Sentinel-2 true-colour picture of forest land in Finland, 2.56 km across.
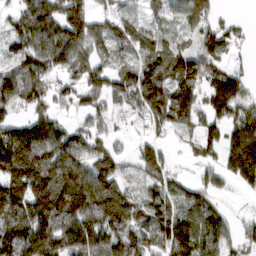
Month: March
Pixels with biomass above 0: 82%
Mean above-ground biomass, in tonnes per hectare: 101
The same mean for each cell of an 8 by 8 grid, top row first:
63 134 131 68 54 57 74 9
76 155 112 87 85 68 113 22
140 88 82 100 158 121 101 83
70 77 51 57 81 134 77 103
177 169 91 54 60 26 71 164
130 147 177 107 77 44 46 117
138 155 176 183 94 103 99 6
137 165 137 119 101 164 146 67
